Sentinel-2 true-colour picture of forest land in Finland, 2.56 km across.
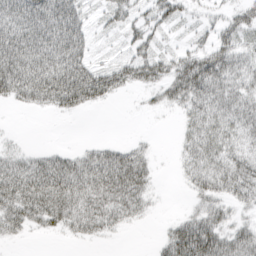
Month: March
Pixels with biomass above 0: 68%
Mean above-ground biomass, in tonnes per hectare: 37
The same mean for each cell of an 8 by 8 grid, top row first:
69 77 42 29 28 29 13 31
79 72 50 7 33 15 35 38
78 81 89 60 45 54 65 37
6 19 25 1 6 16 41 42
7 3 6 16 10 10 41 32
57 67 60 71 39 7 48 53
56 60 48 49 23 1 31 22
12 3 18 8 0 56 70 47
